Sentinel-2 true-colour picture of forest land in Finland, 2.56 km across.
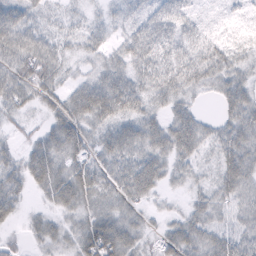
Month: February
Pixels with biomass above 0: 85%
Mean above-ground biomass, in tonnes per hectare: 33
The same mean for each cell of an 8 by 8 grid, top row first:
43 16 12 15 29 46 8 12
52 36 20 22 55 47 37 15
42 36 21 46 38 52 37 32
22 21 50 49 35 35 7 47
14 30 40 46 45 53 27 49
30 52 44 34 56 21 14 50
23 18 32 30 18 8 33 31
12 26 38 64 20 40 38 39
